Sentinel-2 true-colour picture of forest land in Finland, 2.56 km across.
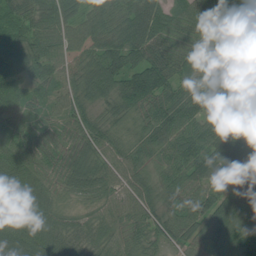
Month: July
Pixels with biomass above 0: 98%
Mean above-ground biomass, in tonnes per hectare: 76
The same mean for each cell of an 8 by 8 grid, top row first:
68 85 75 80 91 49 59 54
84 83 70 91 96 70 49 60
80 57 70 116 141 78 57 80
69 45 62 53 66 87 67 93
84 55 71 59 50 77 108 123
118 62 83 66 53 70 135 116
96 66 34 62 77 59 104 96
104 88 64 60 59 56 76 66
